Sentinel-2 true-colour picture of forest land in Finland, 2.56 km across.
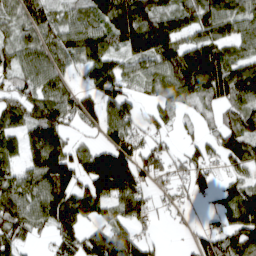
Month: March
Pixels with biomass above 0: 79%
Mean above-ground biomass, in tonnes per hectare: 91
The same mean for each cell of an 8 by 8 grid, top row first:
68 69 64 137 131 97 110 106
87 99 113 72 141 121 118 70
76 105 33 125 72 131 147 131
83 120 102 94 36 51 30 82
65 158 34 97 61 18 52 117
82 172 106 236 80 42 62 61
137 158 156 96 75 24 22 150
66 34 88 134 50 1 63 90
